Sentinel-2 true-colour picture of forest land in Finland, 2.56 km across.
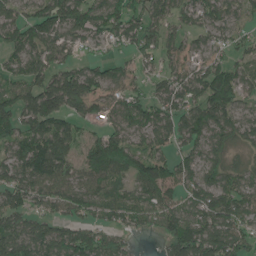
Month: June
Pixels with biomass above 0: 84%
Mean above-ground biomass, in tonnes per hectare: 86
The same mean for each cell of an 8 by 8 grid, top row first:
78 120 111 111 84 76 87 64
95 85 44 37 82 62 58 55
76 87 119 105 46 86 118 74
109 147 79 87 102 101 115 72
89 124 78 114 74 70 82 47
86 110 72 91 106 93 72 69
87 62 73 67 84 88 106 103
121 95 107 79 7 109 107 86
